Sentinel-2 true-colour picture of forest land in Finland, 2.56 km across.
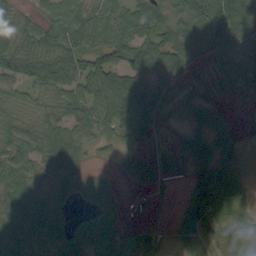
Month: September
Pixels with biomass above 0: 79%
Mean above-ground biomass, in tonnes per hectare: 59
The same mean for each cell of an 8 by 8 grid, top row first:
55 57 83 72 88 63 174 106
79 80 79 93 95 96 80 74
78 105 86 83 84 37 13 70
48 51 73 79 76 21 75 9
67 83 59 29 26 17 63 38
69 51 55 18 29 13 65 40
70 64 17 33 4 10 81 51
60 65 78 53 13 22 53 46
